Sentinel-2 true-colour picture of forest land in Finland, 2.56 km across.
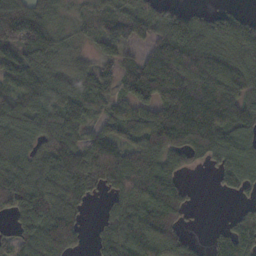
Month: November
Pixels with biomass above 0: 83%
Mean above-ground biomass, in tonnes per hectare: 101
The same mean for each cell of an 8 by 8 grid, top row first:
151 91 32 85 109 124 56 55
126 121 33 82 54 145 105 104
122 122 94 90 181 139 131 111
105 109 109 62 94 152 145 105
83 88 103 101 120 124 126 93
93 92 134 118 158 72 16 96
101 120 58 59 140 128 1 34
93 132 64 101 135 130 32 154
